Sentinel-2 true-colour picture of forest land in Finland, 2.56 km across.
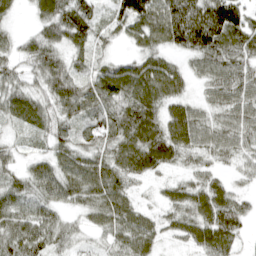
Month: April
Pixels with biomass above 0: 90%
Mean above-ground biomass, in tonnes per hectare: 65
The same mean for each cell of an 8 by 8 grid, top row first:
21 66 78 45 106 116 131 94
36 70 49 25 56 65 110 81
49 82 70 86 101 73 57 75
72 69 71 81 103 65 49 76
28 46 57 74 105 87 66 62
46 70 81 81 49 24 45 21
66 58 44 80 27 53 78 51
86 79 30 49 65 28 74 35
